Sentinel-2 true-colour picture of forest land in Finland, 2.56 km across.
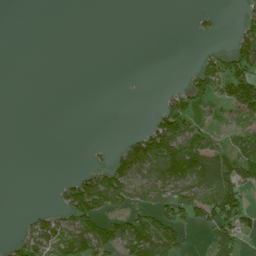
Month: July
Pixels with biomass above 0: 35%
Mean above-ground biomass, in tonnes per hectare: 37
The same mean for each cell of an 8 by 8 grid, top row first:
0 0 0 0 0 0 9 17
0 0 0 0 0 0 9 91
0 0 0 0 0 1 91 127
0 0 0 0 2 90 32 82
0 0 0 11 77 119 73 42
0 0 38 101 76 100 111 74
0 14 110 51 41 90 106 90
27 95 76 68 104 57 31 54
